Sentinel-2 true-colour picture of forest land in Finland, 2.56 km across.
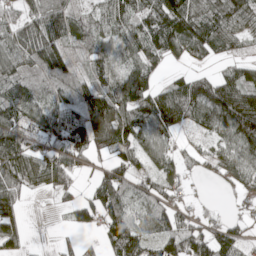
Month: May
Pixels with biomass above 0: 80%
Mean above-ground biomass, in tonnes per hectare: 74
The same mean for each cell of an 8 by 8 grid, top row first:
60 95 49 79 82 118 89 97
84 95 59 60 81 72 70 26
70 58 60 69 93 43 85 92
85 80 98 102 106 156 119 191
102 64 106 71 66 35 27 102
103 98 29 86 48 46 27 59
66 2 57 110 51 68 17 10
64 1 12 99 88 118 118 58
